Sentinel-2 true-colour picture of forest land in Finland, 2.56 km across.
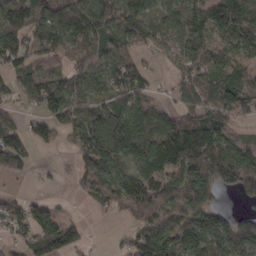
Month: March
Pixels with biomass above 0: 79%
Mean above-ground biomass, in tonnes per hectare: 78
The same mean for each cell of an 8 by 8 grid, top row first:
86 97 126 99 86 75 103 101
92 84 63 53 43 41 77 76
49 100 62 79 66 38 73 60
30 81 78 89 66 55 79 92
87 41 57 117 87 170 150 60
24 7 46 79 85 97 169 164
50 45 8 64 97 94 108 17
44 108 51 8 105 113 123 136
